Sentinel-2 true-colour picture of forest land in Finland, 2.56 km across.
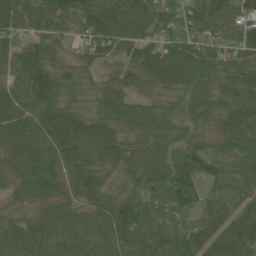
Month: June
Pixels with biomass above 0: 97%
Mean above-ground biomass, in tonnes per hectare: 91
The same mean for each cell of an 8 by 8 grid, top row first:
88 97 87 111 106 103 103 82
71 87 46 87 76 110 105 89
77 137 88 61 83 103 110 96
99 109 77 116 98 86 89 81
79 92 109 102 101 98 53 99
78 117 99 61 104 133 73 82
71 77 69 97 107 92 69 70
96 81 81 98 93 96 102 104
